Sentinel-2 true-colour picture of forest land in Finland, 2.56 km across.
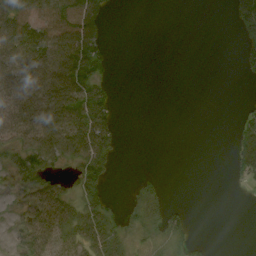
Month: August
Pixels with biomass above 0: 44%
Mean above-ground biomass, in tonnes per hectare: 29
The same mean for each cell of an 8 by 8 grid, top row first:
63 51 61 4 0 0 0 43
66 79 74 6 0 0 0 11
73 88 66 9 0 0 0 2
77 84 68 29 0 0 0 9
49 91 82 34 0 0 0 41
31 37 35 12 8 0 0 20
22 84 46 19 43 13 0 0
26 60 43 55 18 28 3 0
